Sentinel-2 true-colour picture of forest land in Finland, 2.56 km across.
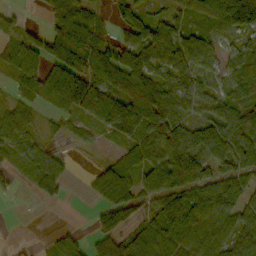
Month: October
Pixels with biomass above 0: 76%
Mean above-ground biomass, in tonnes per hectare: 63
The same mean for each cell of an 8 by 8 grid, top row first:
23 36 74 28 49 39 37 123
55 55 124 74 86 101 24 37
41 92 120 106 109 80 37 89
53 23 82 116 119 68 50 71
61 33 16 29 64 93 109 74
21 90 5 92 65 115 66 57
0 7 1 98 45 98 87 69
2 9 30 80 71 78 75 77
